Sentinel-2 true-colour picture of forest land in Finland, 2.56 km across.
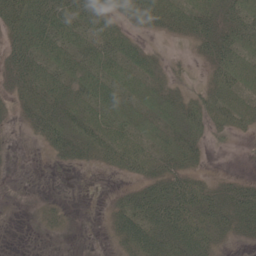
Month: May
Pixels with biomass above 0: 69%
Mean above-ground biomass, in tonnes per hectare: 28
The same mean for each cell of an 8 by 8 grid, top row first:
55 53 51 29 50 39 41 39
38 43 39 45 20 2 31 41
32 43 39 39 32 11 16 39
16 46 36 36 31 36 29 32
3 29 36 41 32 37 16 2
1 1 2 9 27 31 9 8
1 10 0 18 48 60 41 44
0 3 1 16 51 49 34 14
